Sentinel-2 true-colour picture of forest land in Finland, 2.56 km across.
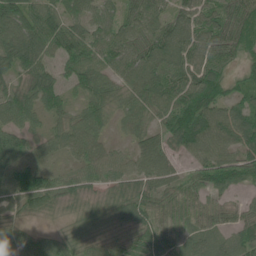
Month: June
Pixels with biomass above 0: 90%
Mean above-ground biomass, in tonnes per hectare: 57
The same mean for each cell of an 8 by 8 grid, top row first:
78 72 53 47 68 50 65 65
75 70 73 70 71 82 79 59
32 57 63 51 80 77 78 33
68 47 38 37 51 88 85 66
61 37 71 28 54 55 68 73
51 49 47 48 62 43 65 72
43 45 29 50 59 36 45 36
49 35 44 39 53 41 52 66
